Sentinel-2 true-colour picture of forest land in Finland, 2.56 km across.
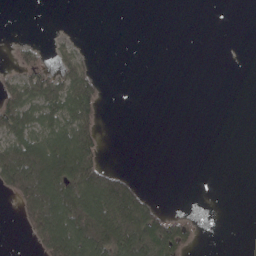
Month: May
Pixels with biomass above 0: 33%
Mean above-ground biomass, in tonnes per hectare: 54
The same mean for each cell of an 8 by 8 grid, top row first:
0 0 0 0 0 0 0 0
24 17 20 0 0 0 0 0
56 90 113 0 0 0 0 0
118 93 119 0 0 0 0 0
114 140 155 0 0 0 0 0
180 220 190 102 3 0 0 0
44 215 204 219 123 5 0 0
0 162 205 196 190 141 1 0
